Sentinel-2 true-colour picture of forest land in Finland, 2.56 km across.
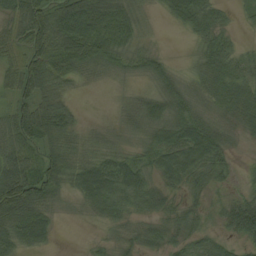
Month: August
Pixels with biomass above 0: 85%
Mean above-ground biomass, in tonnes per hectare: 48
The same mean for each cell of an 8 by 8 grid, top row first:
58 89 129 82 23 38 53 9
58 107 107 66 20 0 43 18
62 96 33 12 18 27 53 54
65 105 16 7 50 49 29 57
75 60 35 18 31 71 79 10
116 81 64 79 42 48 34 9
129 52 17 47 32 27 17 52
56 29 1 17 34 29 31 27
